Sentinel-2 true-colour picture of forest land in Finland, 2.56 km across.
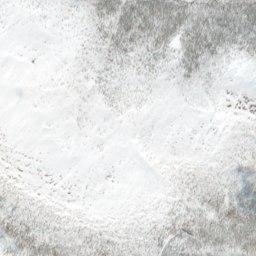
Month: May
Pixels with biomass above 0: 58%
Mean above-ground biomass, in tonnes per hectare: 22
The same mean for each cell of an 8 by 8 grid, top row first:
3 8 20 61 79 75 71 90
0 1 11 40 44 49 62 48
0 2 9 19 15 21 21 1
0 1 5 7 6 3 3 5
0 0 0 1 1 0 2 23
3 0 0 0 1 12 18 23
26 12 2 1 5 21 42 53
49 39 30 23 26 52 64 70
